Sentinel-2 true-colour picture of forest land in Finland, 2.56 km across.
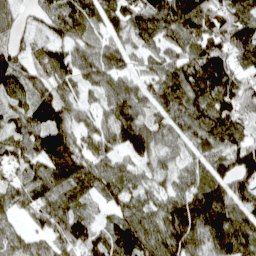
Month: April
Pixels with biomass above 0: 93%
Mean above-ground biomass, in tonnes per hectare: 105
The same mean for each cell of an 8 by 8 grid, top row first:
49 83 140 92 149 177 131 117
63 89 78 75 74 80 137 139
118 116 89 90 67 149 215 118
81 118 61 95 97 115 167 117
77 142 91 86 131 54 91 111
57 106 119 91 57 62 99 120
68 124 74 53 93 125 183 110
65 69 121 112 128 151 119 143
